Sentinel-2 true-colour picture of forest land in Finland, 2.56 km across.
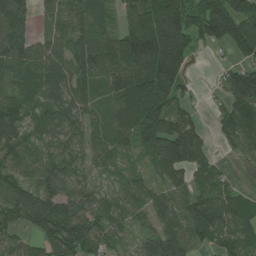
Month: July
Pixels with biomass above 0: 85%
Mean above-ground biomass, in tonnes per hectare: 87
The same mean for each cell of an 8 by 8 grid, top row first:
103 34 90 37 145 161 167 127
86 68 96 85 177 210 38 94
60 94 107 83 142 127 5 131
83 76 75 35 143 97 17 111
84 68 72 48 86 177 44 70
73 91 66 31 30 83 56 18
119 138 96 75 62 88 116 71
59 107 130 55 52 102 59 69
